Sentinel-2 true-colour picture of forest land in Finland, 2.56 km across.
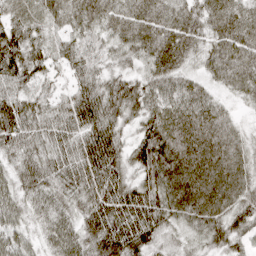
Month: April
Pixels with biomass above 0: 98%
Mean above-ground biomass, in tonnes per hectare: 68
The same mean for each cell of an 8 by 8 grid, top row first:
49 58 76 71 86 64 75 72
86 48 59 48 72 90 58 81
73 38 63 59 57 67 42 70
81 56 85 78 72 78 67 18
61 58 67 81 84 83 78 49
52 74 75 90 61 85 80 57
56 66 56 99 92 72 77 64
62 54 74 114 90 27 56 51
